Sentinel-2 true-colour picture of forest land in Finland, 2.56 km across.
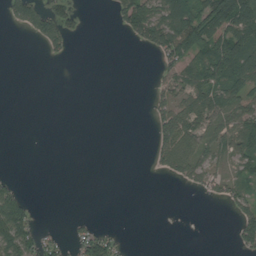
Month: August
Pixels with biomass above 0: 35%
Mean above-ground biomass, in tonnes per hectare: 30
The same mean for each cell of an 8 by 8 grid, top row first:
41 69 17 18 90 110 96 109
0 26 0 0 22 91 94 103
0 0 0 0 0 43 77 72
0 0 0 0 2 65 66 56
0 0 0 0 0 86 46 64
6 0 0 0 1 29 40 44
91 0 0 0 0 0 0 41
87 21 37 31 0 0 0 35
